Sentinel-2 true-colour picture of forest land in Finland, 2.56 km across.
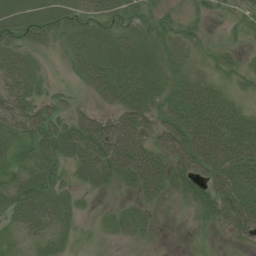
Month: July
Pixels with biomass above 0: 79%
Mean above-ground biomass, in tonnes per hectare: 41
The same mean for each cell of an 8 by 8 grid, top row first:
55 52 40 34 32 17 19 25
43 18 46 64 51 38 16 16
54 16 26 66 59 48 31 21
48 38 24 36 57 64 76 38
43 57 67 87 59 77 77 67
40 52 33 52 76 62 54 57
57 55 16 8 25 12 59 74
16 31 9 6 11 1 14 23
